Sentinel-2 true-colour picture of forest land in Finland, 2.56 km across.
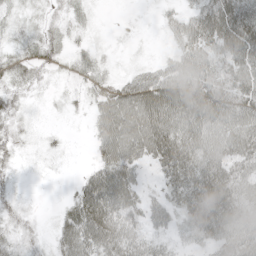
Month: May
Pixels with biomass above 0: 81%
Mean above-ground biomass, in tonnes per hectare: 40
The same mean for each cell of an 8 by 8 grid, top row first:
17 16 14 1 3 28 67 72
18 27 16 5 3 26 57 73
25 10 15 24 45 60 59 58
22 5 9 69 83 78 82 60
20 12 1 74 77 83 56 68
14 5 17 79 19 62 67 54
19 2 60 78 43 35 72 55
24 16 70 65 36 22 44 56
